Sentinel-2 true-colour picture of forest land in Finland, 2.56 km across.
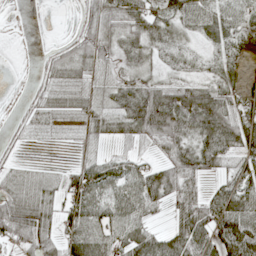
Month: May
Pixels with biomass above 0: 76%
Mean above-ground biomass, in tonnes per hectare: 44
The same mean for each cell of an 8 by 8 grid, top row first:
1 0 22 57 64 44 48 30
0 9 51 43 47 31 26 38
1 26 24 35 49 30 32 22
6 34 30 54 113 103 97 45
14 4 13 19 25 66 61 64
17 9 47 56 56 70 36 49
52 33 69 64 56 42 75 74
50 50 73 52 69 63 65 100
